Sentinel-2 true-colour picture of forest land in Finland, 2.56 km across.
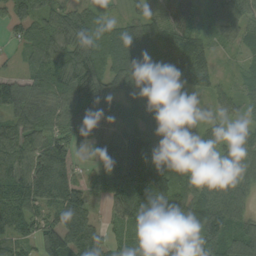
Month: September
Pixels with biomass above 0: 92%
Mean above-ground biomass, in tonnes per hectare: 81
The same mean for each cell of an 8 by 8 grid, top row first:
50 62 76 35 56 67 54 72
20 91 102 79 94 139 64 34
51 86 127 91 83 73 69 40
104 87 87 63 78 60 20 46
90 86 52 70 118 73 63 61
97 136 39 118 149 73 84 83
108 80 97 48 104 108 137 76
75 119 117 52 82 110 119 84
